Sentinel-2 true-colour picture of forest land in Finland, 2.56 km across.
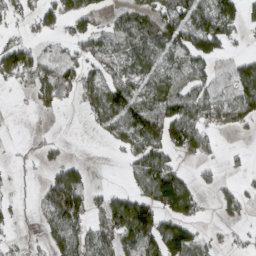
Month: March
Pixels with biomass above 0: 56%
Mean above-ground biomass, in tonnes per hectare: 61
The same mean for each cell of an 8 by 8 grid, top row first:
47 75 81 30 62 101 113 69
104 24 44 46 66 72 87 14
59 108 83 56 60 59 56 85
1 26 17 100 88 101 78 71
3 27 0 30 100 94 60 5
8 39 64 0 100 96 26 22
18 58 94 99 110 139 15 57
20 37 76 79 118 149 36 20
